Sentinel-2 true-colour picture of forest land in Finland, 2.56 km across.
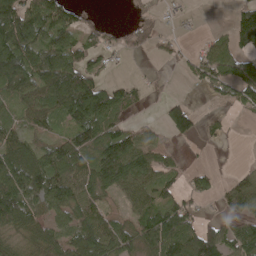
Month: May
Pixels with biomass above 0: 65%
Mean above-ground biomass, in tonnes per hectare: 66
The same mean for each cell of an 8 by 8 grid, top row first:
128 104 26 0 17 10 0 85
147 101 64 27 23 19 53 87
123 122 117 25 13 7 76 97
43 77 121 100 8 84 9 25
78 56 103 113 67 15 11 0
116 117 92 95 78 37 38 27
96 79 87 31 62 77 4 53
44 74 93 98 76 154 131 108
